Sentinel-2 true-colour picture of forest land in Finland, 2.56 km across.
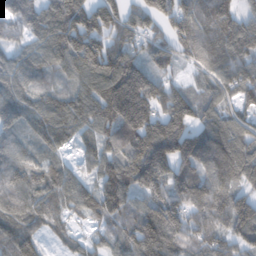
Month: February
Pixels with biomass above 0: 93%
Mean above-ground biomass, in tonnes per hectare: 125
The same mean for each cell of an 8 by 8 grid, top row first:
127 149 176 136 114 148 140 91
98 128 174 146 93 116 127 132
125 74 103 200 176 59 86 148
142 136 137 182 212 210 78 68
85 88 72 109 192 200 120 117
114 98 66 141 182 131 114 94
123 103 85 137 122 148 142 138
143 38 43 74 193 125 135 103
